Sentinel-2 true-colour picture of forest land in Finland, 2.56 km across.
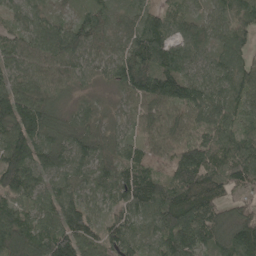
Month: May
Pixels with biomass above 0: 97%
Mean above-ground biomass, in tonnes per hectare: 96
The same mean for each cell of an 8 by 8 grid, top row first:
62 62 46 57 75 75 71 93
75 116 100 65 129 91 67 60
83 84 54 71 158 136 89 100
170 110 65 40 85 81 114 93
141 105 102 83 63 86 118 93
156 84 82 96 94 95 96 101
93 103 114 76 96 145 108 71
132 126 135 106 92 139 102 135
